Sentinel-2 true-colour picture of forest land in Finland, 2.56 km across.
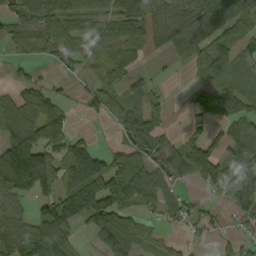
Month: September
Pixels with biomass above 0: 69%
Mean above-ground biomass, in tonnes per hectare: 69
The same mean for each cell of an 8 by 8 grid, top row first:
64 101 76 65 91 64 111 95
31 61 55 69 66 62 78 53
19 19 20 63 28 5 67 69
76 68 14 41 80 4 103 71
132 119 22 24 95 41 74 81
219 107 75 118 78 83 72 82
41 95 156 148 48 61 28 73
102 134 20 91 54 18 17 45
